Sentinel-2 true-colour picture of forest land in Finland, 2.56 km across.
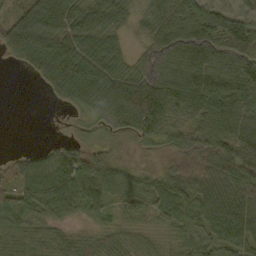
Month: October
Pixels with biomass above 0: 85%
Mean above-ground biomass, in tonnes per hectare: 64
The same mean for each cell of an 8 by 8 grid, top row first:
46 54 55 61 54 98 90 61
65 63 63 53 52 98 105 99
0 53 69 60 86 98 92 109
0 1 29 58 112 94 100 100
0 10 34 17 37 62 91 107
50 68 94 91 30 78 107 111
61 67 55 40 49 58 101 118
60 54 40 49 41 34 48 76
